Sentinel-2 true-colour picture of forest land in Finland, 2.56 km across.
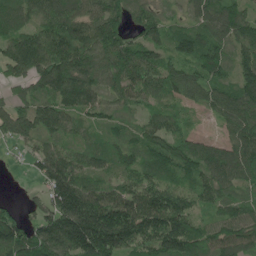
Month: May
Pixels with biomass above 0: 91%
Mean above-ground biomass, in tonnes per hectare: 114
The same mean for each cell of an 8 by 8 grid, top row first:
100 128 128 101 91 39 116 120
138 172 146 138 108 74 123 88
76 143 167 121 140 103 97 103
115 141 100 65 61 61 49 125
62 79 64 75 91 105 73 133
2 148 123 80 102 82 116 110
39 115 227 163 173 158 73 94
176 184 235 227 137 172 109 114
